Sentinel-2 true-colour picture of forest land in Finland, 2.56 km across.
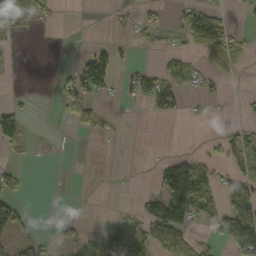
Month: October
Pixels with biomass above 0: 30%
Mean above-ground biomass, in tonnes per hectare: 32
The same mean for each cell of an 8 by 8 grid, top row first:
77 21 0 10 22 18 86 7
4 0 3 31 7 17 58 29
0 0 90 46 67 41 24 3
49 0 50 6 11 32 8 6
36 2 0 2 1 0 10 49
27 0 0 1 0 154 58 65
47 0 1 2 29 129 54 135
33 14 32 67 63 77 21 102
